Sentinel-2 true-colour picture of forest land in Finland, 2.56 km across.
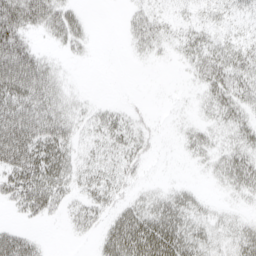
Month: April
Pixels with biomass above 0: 64%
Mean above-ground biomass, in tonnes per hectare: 30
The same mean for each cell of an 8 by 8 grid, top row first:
79 55 19 0 26 13 18 16
77 10 15 0 18 15 34 29
86 49 2 0 0 1 41 39
77 54 18 20 7 4 20 34
105 65 22 33 20 6 23 28
62 64 32 39 8 2 8 40
21 40 25 24 32 41 14 7
51 5 5 46 67 57 27 28
